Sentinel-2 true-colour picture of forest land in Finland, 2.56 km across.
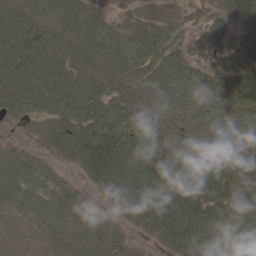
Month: May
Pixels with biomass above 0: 91%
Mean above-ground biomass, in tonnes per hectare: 69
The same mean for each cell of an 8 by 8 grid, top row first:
83 68 59 27 37 23 32 42
111 90 71 71 82 56 51 51
98 105 67 77 67 73 60 70
63 84 98 83 74 60 57 81
27 32 96 111 77 73 74 84
73 54 30 99 86 94 83 71
46 71 75 52 97 95 85 87
21 48 74 70 20 74 94 76
